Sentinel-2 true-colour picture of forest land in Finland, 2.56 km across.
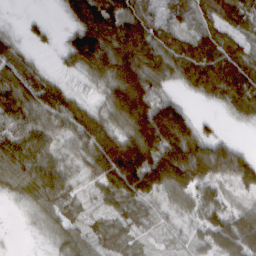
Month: March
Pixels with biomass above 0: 88%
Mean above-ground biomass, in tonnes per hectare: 91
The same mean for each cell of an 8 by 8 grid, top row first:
2 11 127 139 88 55 78 105
48 13 173 174 152 100 125 74
99 49 25 163 185 58 137 139
99 89 95 113 232 153 7 63
91 62 68 137 221 229 121 33
83 91 25 61 200 217 139 135
8 52 29 27 51 45 87 59
1 18 61 58 22 18 73 161
